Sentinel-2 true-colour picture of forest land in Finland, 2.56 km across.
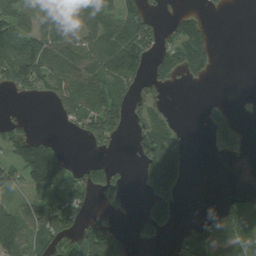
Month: August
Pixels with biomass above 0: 50%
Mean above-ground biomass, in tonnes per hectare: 77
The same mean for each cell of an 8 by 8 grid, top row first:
85 66 73 96 105 56 26 0
99 132 105 146 118 150 116 0
133 106 111 102 66 46 16 0
3 9 118 124 64 12 23 7
104 89 9 40 104 89 20 23
72 245 82 94 90 138 0 0
60 139 80 47 62 80 14 131
131 137 93 65 47 39 133 131
